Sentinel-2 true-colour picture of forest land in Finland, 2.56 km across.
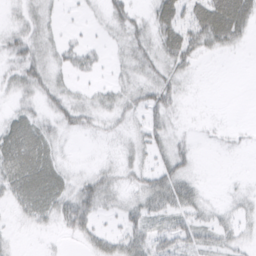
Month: March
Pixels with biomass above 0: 60%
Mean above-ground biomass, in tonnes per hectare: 19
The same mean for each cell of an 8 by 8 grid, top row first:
11 16 3 23 12 38 58 53
23 20 14 8 26 45 29 12
20 26 7 9 22 23 0 0
17 17 26 20 25 15 0 0
47 29 1 6 18 18 2 4
38 41 12 18 20 33 1 1
15 30 41 13 28 29 14 12
5 2 12 22 28 30 19 14
